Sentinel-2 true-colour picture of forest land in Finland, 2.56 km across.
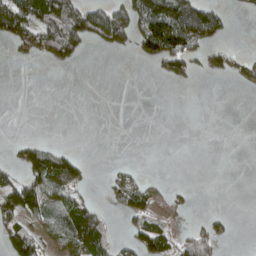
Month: April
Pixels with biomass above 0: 32%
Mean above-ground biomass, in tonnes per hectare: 39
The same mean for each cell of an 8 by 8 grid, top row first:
132 131 112 124 118 162 98 4
35 87 55 48 62 118 45 6
0 0 0 0 0 34 6 28
0 0 0 0 0 0 0 0
25 25 1 0 0 0 0 0
42 144 48 15 12 0 0 0
86 58 61 11 48 14 2 0
95 43 128 47 75 55 64 0
